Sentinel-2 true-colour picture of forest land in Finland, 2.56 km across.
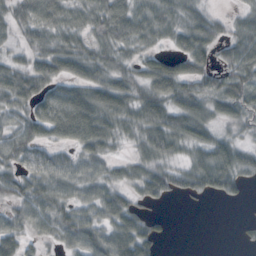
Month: October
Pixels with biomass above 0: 81%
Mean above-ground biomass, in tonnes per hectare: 47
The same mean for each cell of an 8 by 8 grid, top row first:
45 56 42 72 56 47 39 28
23 46 42 50 34 34 59 61
67 60 54 49 49 78 42 60
48 65 90 70 59 62 44 47
62 41 57 34 48 50 57 36
47 63 50 28 53 44 92 57
38 56 46 59 23 0 1 2
52 23 58 70 60 2 0 6
